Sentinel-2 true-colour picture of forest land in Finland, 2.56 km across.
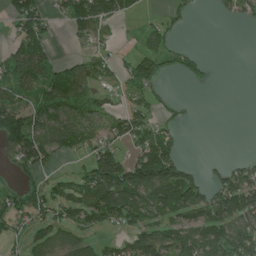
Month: June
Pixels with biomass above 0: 54%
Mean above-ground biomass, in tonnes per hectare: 59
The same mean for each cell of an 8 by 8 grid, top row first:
76 37 128 90 11 29 2 41
55 31 8 17 36 39 1 0
75 60 75 33 86 13 18 0
112 80 92 50 71 15 0 0
111 83 51 77 88 46 0 0
21 23 34 183 156 120 31 90
47 46 70 131 101 94 108 135
27 56 60 32 98 76 97 128
